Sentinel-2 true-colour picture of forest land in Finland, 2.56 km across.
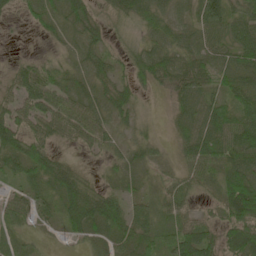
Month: May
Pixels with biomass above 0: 87%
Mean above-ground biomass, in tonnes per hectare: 43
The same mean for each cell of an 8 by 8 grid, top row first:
24 32 52 35 52 30 86 49
2 8 31 25 41 44 46 56
43 56 28 45 36 50 37 46
62 64 65 41 10 30 52 47
68 53 32 28 31 23 66 63
33 65 50 15 16 24 36 59
39 27 86 61 28 38 22 108
21 9 28 36 36 57 56 100
